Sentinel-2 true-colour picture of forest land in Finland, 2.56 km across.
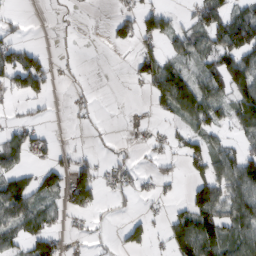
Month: February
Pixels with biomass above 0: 46%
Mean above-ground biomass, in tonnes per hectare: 41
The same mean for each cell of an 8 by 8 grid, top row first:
13 1 3 21 52 18 70 61
66 9 5 13 33 34 51 87
76 53 4 0 47 90 61 94
10 12 11 0 10 45 65 76
55 21 2 9 17 22 49 34
63 53 68 40 16 21 61 102
84 31 48 17 6 17 117 76
42 61 15 10 43 68 97 77
